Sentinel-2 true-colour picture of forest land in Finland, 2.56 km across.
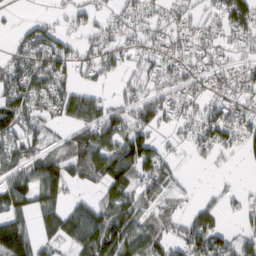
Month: March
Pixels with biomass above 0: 69%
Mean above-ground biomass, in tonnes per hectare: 57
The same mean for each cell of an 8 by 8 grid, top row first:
7 18 35 32 42 28 27 99
37 85 36 45 37 47 42 30
80 90 32 22 33 49 41 51
103 55 111 60 70 49 56 50
75 36 84 97 95 16 62 50
75 111 59 118 72 29 3 4
78 78 53 77 40 26 33 22
127 48 88 127 88 48 107 40
